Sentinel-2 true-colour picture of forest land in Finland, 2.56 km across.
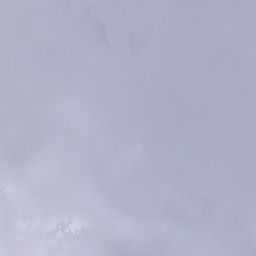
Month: December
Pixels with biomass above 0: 75%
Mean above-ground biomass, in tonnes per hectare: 81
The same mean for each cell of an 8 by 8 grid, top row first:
42 30 79 140 86 76 86 48
73 63 59 60 100 103 115 118
93 46 1 24 37 114 85 137
27 104 39 1 25 68 63 107
104 108 122 100 102 112 119 112
18 50 85 163 147 98 113 127
107 55 104 75 74 128 60 54
111 92 47 64 84 134 16 70
